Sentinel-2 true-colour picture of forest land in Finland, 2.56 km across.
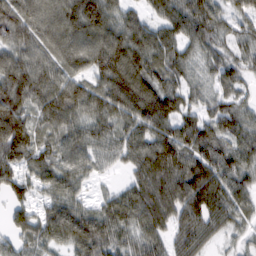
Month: February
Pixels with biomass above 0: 92%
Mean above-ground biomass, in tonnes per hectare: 84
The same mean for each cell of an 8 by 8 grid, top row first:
97 107 116 81 48 92 94 49
86 84 104 130 111 73 58 51
124 100 73 120 120 67 45 52
114 101 87 100 115 85 61 65
123 62 83 72 106 104 97 73
76 80 55 18 96 114 120 83
54 61 65 74 110 100 123 68
49 74 109 82 69 69 55 25
